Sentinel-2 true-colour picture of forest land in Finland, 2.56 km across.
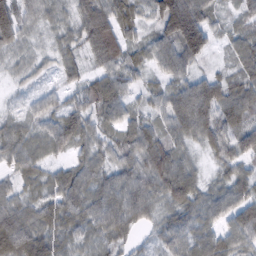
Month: February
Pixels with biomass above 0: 95%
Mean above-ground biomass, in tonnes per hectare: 65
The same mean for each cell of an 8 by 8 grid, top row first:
95 42 70 88 45 164 68 34
48 27 54 115 54 105 66 55
22 15 48 69 30 64 49 50
25 53 61 70 41 100 101 67
69 62 55 50 85 64 63 87
42 41 66 61 79 107 28 61
68 67 81 99 85 76 66 89
112 75 47 62 19 59 73 71
